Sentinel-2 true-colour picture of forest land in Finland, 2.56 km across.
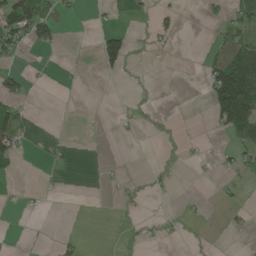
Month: May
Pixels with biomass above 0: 18%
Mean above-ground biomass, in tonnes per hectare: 23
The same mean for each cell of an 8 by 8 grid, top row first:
118 60 8 4 6 14 20 47
52 24 0 76 8 6 19 108
42 2 0 5 0 0 60 233
67 0 0 2 8 0 29 193
59 10 0 0 0 3 2 70
9 2 0 6 2 4 2 21
5 3 0 1 6 1 4 11
0 2 11 0 6 6 1 1
